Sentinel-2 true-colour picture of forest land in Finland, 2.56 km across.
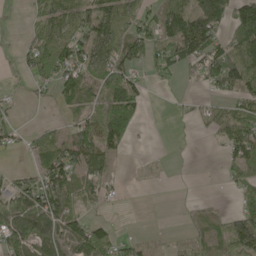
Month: May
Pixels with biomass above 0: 61%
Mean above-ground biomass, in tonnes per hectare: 55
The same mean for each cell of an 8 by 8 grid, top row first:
4 68 68 73 56 78 152 105
19 102 73 69 87 96 93 82
11 55 107 67 26 18 76 96
18 7 70 98 31 6 33 53
24 59 83 79 2 2 4 101
47 97 79 29 7 1 1 53
89 107 45 8 0 3 34 30
90 65 100 65 22 15 66 131
